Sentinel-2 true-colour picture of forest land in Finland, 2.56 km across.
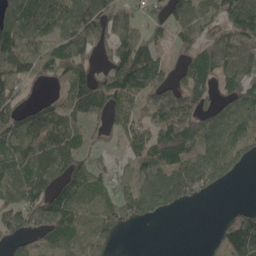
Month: May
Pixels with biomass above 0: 75%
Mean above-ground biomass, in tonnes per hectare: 97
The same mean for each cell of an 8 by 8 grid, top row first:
124 157 153 152 52 80 92 149
144 133 177 117 122 53 95 110
119 71 153 156 181 77 89 98
113 94 107 142 100 201 70 97
85 122 74 30 120 123 85 92
113 105 112 56 86 107 88 24
113 141 88 81 96 40 0 42
60 76 86 43 0 0 16 150
